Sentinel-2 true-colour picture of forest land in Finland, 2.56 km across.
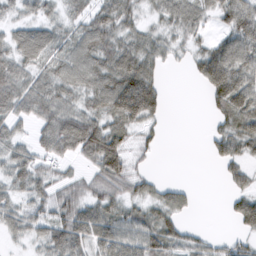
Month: February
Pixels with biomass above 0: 74%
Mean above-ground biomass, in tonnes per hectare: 50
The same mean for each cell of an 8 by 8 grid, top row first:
25 32 35 64 28 58 41 100
60 56 56 61 55 28 50 86
64 57 56 82 93 0 73 86
49 63 55 75 87 0 17 85
47 58 89 82 20 0 21 59
53 39 29 79 29 0 0 41
46 52 67 53 42 44 0 55
22 57 68 89 83 53 23 30
